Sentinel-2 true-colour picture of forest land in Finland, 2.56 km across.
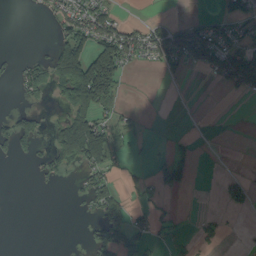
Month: September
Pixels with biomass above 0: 31%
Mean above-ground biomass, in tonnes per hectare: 35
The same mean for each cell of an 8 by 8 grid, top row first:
0 25 71 44 4 6 16 37
1 15 84 108 62 78 84 48
32 74 180 105 0 9 12 90
35 10 103 27 4 0 0 0
71 41 202 53 5 13 0 0
0 33 28 32 14 49 0 15
0 0 8 71 20 13 2 27
0 0 6 84 50 15 19 2
